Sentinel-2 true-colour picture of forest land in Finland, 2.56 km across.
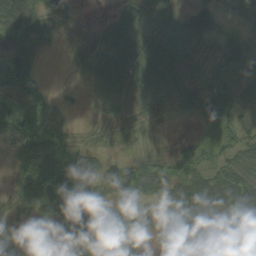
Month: September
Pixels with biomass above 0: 81%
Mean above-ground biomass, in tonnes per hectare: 32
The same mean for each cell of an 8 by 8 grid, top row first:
54 41 9 22 30 21 40 26
54 18 16 56 36 28 23 38
47 4 8 42 40 44 40 41
55 36 6 14 37 17 42 37
40 50 19 16 17 13 22 51
27 52 41 29 50 46 49 63
23 36 46 20 28 40 44 39
19 2 45 46 20 12 29 17
